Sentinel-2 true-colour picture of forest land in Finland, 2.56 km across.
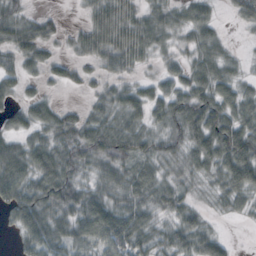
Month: October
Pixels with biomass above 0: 84%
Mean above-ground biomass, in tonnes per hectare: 45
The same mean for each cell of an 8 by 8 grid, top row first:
44 19 11 79 42 32 34 29
52 27 32 80 55 21 44 5
37 21 22 27 19 38 64 29
32 37 22 52 51 61 79 58
42 59 66 76 43 41 77 89
83 81 42 48 44 23 33 76
65 71 64 49 44 47 14 26
20 73 45 67 47 49 47 1
